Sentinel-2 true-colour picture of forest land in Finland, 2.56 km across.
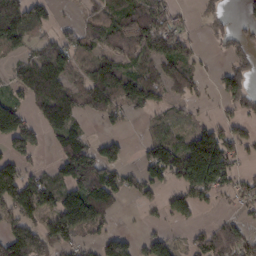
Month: February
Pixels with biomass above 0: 60%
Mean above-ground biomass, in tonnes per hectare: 73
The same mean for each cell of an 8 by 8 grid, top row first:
130 48 26 88 110 49 35 22
56 64 84 56 107 90 10 41
55 144 50 101 97 85 14 96
102 100 75 52 32 23 7 46
102 30 122 54 26 67 163 58
130 47 180 103 61 60 128 40
117 77 171 81 25 58 18 28
151 121 45 50 45 28 91 105
